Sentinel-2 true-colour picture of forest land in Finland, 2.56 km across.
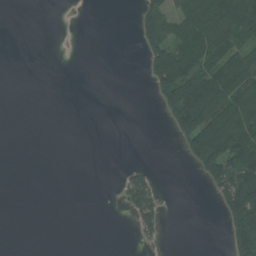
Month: July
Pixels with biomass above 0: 28%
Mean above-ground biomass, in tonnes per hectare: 41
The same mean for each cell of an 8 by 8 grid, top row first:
0 0 1 0 42 53 115 218
0 0 0 0 35 93 115 82
0 0 0 0 13 194 149 149
0 0 0 0 0 113 194 161
0 0 0 0 0 16 178 156
0 0 0 1 29 0 58 132
0 0 0 1 65 0 1 132
0 0 0 0 13 0 0 96
